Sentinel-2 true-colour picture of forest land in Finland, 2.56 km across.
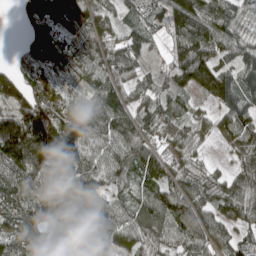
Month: May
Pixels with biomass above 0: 89%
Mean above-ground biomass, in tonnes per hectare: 96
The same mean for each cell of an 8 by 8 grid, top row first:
20 112 106 42 59 112 106 71
17 131 86 108 77 88 131 93
113 69 59 99 54 83 141 135
162 149 96 140 102 61 37 139
228 160 118 102 91 60 25 104
124 66 130 91 111 89 75 111
108 97 106 89 85 132 91 126
86 58 74 72 74 87 93 66
